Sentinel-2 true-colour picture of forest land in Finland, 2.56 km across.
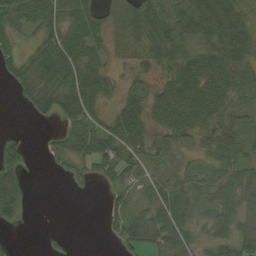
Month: September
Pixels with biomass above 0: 75%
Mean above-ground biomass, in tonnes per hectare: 40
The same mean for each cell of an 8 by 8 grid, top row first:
52 60 58 31 69 53 83 54
30 66 67 26 48 52 49 67
39 68 71 25 20 50 71 27
1 41 72 27 55 86 57 26
33 13 53 67 45 21 35 45
59 2 18 34 21 24 32 43
63 0 0 23 25 61 33 33
3 14 1 16 58 43 23 40
